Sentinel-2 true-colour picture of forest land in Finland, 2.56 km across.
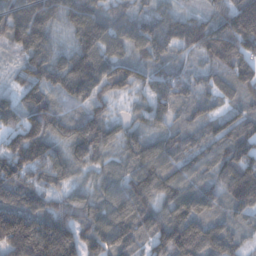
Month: December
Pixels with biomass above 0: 95%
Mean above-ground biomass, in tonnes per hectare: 99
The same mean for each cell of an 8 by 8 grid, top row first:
133 117 129 71 66 70 61 70
71 104 110 89 92 80 120 132
44 128 180 117 64 73 56 106
103 120 63 41 38 50 54 64
138 141 124 77 80 89 84 79
142 86 44 61 111 97 74 160
159 94 71 104 104 120 95 100
197 213 123 119 80 172 142 60
